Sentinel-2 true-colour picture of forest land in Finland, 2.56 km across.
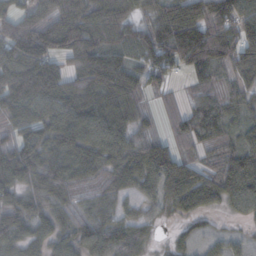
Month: October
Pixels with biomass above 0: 89%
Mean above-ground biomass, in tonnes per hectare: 88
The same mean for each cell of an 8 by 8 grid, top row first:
81 99 124 117 53 119 75 104
139 137 138 106 104 156 164 96
149 199 102 164 84 30 49 28
100 85 123 120 48 44 62 46
94 94 120 101 90 56 46 68
105 119 82 78 100 109 75 130
89 76 54 54 41 54 55 48
74 69 86 89 45 25 36 28
